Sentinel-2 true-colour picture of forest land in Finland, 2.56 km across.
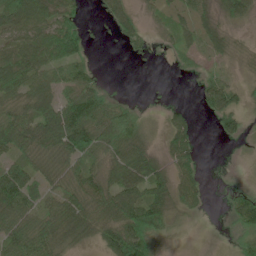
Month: June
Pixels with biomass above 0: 72%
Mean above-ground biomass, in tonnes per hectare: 43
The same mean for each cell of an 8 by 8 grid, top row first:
62 61 32 27 15 26 29 40
63 98 68 2 14 25 29 11
63 51 65 1 0 3 26 13
47 60 92 66 13 21 23 37
66 58 89 58 41 51 0 10
86 32 50 50 83 62 9 1
93 39 61 71 89 34 11 49
76 74 37 78 82 6 0 32
